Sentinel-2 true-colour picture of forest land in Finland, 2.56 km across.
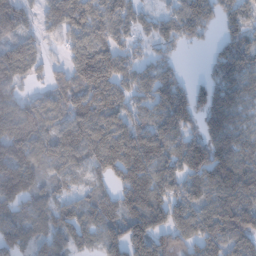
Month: January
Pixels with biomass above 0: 83%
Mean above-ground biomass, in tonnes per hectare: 98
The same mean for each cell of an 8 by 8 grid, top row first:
97 58 95 87 54 85 111 106
104 25 94 95 40 54 24 124
74 45 122 140 92 96 78 106
86 71 108 111 68 162 135 75
94 99 129 126 131 117 130 85
140 56 56 96 125 122 159 143
77 71 78 97 128 125 116 138
94 86 77 77 132 98 119 108
